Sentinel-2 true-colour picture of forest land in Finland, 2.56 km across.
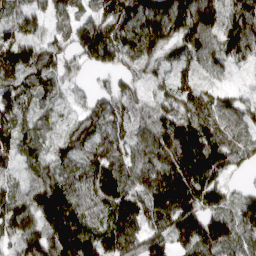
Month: April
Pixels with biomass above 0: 93%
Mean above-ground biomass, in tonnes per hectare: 115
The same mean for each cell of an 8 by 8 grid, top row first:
72 74 86 145 174 201 143 174
156 96 123 161 142 95 106 144
93 85 42 43 54 97 55 12
89 55 60 102 54 130 107 91
117 59 99 106 110 180 154 84
43 104 103 157 122 175 141 34
118 186 128 144 144 181 144 102
112 151 195 164 150 123 163 118
